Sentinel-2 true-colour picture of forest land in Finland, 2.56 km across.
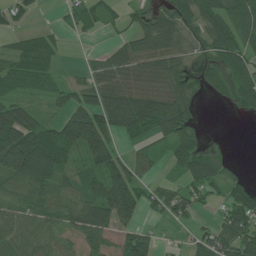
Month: July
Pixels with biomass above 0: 71%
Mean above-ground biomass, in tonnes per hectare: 55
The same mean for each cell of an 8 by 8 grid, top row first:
42 2 48 25 31 56 72 85
32 46 3 36 78 65 38 86
71 49 26 67 65 52 39 57
86 24 85 114 97 76 1 23
128 85 93 55 32 58 12 0
83 69 49 90 30 28 75 17
41 50 80 135 54 52 22 81
62 42 43 37 59 10 66 101
